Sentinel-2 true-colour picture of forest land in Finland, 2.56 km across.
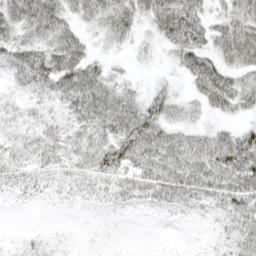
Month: April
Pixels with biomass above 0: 80%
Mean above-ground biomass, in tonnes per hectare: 37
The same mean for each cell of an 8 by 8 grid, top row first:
42 57 33 52 39 78 38 71
40 44 37 16 12 46 50 100
23 45 58 34 7 15 90 56
20 19 45 61 56 32 31 39
23 33 32 49 65 52 57 68
26 24 26 38 47 58 60 74
5 4 9 16 14 24 25 52
7 12 4 4 1 2 7 39
